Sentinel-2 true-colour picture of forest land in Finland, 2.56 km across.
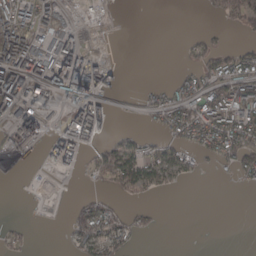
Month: March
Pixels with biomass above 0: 43%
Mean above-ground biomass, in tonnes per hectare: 44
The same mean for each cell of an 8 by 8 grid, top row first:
99 48 11 5 0 0 9 77
154 76 61 1 0 1 37 26
136 111 188 39 2 26 61 104
106 29 112 35 19 85 112 90
58 61 93 31 29 53 65 100
2 13 15 61 70 36 3 33
0 2 35 31 13 0 0 0
23 0 47 52 3 0 0 0
